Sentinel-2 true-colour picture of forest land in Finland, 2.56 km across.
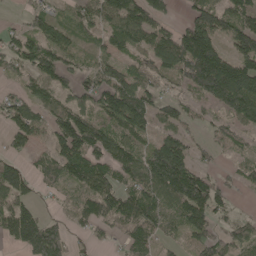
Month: May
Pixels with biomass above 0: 75%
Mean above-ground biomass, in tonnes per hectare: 84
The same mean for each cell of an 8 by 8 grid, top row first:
12 62 67 98 114 22 99 89
76 116 45 55 79 153 165 93
39 78 56 88 62 62 192 148
80 81 100 121 121 66 27 115
51 52 145 108 65 108 32 46
100 70 105 92 120 180 56 44
94 11 68 115 134 111 137 12
83 159 19 30 74 28 96 78
